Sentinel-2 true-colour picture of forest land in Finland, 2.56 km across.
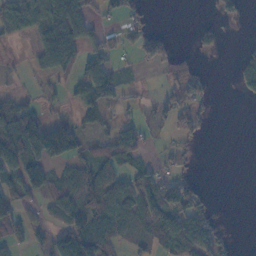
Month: November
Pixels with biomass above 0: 52%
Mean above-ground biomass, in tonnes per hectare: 49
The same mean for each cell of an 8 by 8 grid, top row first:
75 101 109 18 25 0 5 19
8 97 71 42 66 26 24 13
6 16 56 74 8 51 29 57
88 25 39 18 10 68 24 0
115 138 56 66 39 28 2 0
74 68 68 57 47 55 1 0
58 44 96 78 85 119 48 0
54 40 112 50 38 115 92 3
